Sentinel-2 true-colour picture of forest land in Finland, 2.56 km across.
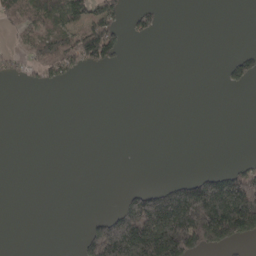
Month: April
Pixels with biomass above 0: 25%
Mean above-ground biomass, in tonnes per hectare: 51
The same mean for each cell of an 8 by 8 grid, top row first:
74 117 96 96 40 0 0 0
20 73 136 90 0 0 0 6
11 44 11 0 0 0 0 49
0 0 0 0 0 0 0 0
0 0 0 0 0 0 0 0
0 0 0 0 0 13 57 109
0 0 0 11 208 280 288 289
0 0 25 281 281 302 165 83
